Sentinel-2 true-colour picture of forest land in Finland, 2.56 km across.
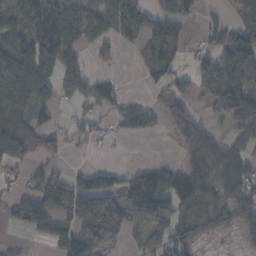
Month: November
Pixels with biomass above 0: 63%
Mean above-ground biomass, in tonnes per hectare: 62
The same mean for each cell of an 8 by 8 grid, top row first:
114 81 70 82 62 61 6 40
78 116 32 16 58 52 16 75
180 129 87 20 18 50 67 73
113 29 17 26 37 84 30 87
132 51 17 20 0 37 56 54
26 52 34 41 62 71 49 80
38 91 131 207 106 86 48 55
10 35 116 123 56 64 8 12
